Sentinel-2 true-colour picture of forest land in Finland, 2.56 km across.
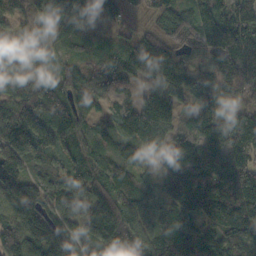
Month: October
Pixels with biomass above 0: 96%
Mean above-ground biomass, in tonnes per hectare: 143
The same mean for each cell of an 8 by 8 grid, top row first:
83 140 120 85 53 103 166 169
92 108 61 72 193 130 160 217
131 74 169 109 125 221 114 161
173 123 127 83 169 126 117 128
240 137 94 107 104 110 140 146
172 191 117 130 75 191 176 181
175 166 165 222 131 167 191 228
182 180 158 178 146 126 127 171
